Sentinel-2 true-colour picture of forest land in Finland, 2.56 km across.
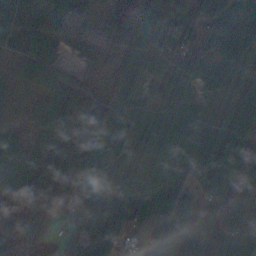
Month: November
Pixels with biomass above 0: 88%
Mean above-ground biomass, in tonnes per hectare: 94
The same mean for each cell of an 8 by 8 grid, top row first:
39 42 90 158 243 109 158 256
28 88 54 113 166 101 106 154
35 82 40 49 80 73 109 47
8 84 88 91 75 75 21 85
73 53 137 148 88 104 108 84
110 64 125 102 47 23 102 116
84 75 98 138 74 96 112 115
76 63 94 94 29 157 144 120
